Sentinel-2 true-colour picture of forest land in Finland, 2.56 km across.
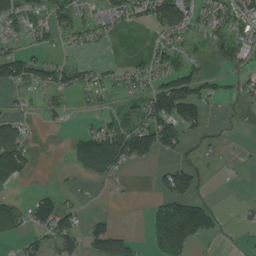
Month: August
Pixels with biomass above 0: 46%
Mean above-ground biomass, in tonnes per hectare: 40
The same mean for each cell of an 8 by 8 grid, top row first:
49 49 42 34 42 112 35 50
24 23 16 4 9 40 18 40
66 52 39 21 35 81 33 22
17 20 8 24 61 102 34 6
105 0 72 123 107 55 15 5
78 0 28 45 0 74 10 0
41 77 31 2 7 81 44 10
25 54 48 93 14 93 22 6
